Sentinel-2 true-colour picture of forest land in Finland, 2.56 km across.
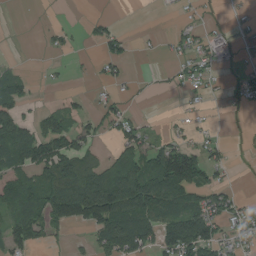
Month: August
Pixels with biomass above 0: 45%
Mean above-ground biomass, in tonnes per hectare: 46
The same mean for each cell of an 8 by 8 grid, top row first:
0 2 1 9 0 7 6 8
0 13 4 39 4 23 50 20
51 5 3 28 3 20 33 18
58 34 23 39 7 6 8 6
106 107 63 22 54 52 40 2
55 67 95 88 100 164 57 1
86 107 136 135 120 77 82 50
65 26 7 90 86 148 102 45
